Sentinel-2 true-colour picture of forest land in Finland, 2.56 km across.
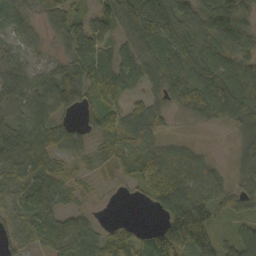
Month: September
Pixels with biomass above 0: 86%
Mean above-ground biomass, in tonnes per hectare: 63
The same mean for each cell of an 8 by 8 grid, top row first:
49 41 45 87 132 92 110 92
28 15 99 54 63 79 73 80
65 54 82 85 50 63 89 99
61 61 41 52 77 23 64 87
114 78 42 49 52 34 6 32
74 86 19 12 60 79 77 41
53 83 40 2 6 99 95 50
29 74 99 50 46 129 81 67
